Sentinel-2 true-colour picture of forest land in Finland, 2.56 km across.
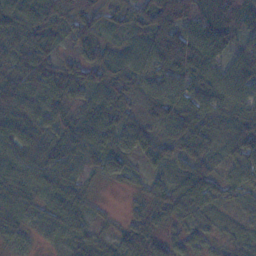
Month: November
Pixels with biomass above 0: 91%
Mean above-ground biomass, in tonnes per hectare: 54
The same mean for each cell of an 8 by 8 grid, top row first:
75 66 89 35 78 141 89 74
52 64 51 38 53 150 102 37
64 71 54 68 65 65 67 63
60 52 42 74 54 86 55 66
43 48 74 59 59 56 49 66
50 58 33 35 23 25 46 52
54 40 35 3 30 66 39 29
24 14 23 23 46 26 24 17
